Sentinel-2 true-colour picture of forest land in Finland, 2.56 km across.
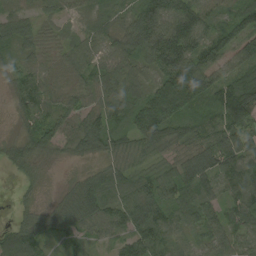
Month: August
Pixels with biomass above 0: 92%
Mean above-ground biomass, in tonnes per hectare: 68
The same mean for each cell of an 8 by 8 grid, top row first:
41 24 24 39 100 135 74 85
56 35 55 55 89 139 87 74
37 34 39 75 57 183 97 79
31 51 61 84 120 118 60 127
36 59 74 63 68 75 67 85
18 9 31 66 39 70 83 96
18 37 111 67 103 66 63 75
103 57 39 47 83 50 60 63
